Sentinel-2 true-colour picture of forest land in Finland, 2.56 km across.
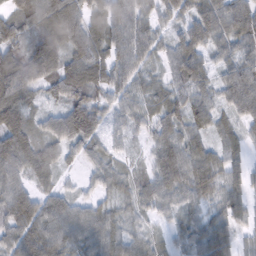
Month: February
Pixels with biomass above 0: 94%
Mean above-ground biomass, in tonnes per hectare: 68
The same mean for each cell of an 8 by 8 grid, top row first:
75 103 82 85 61 51 85 103
69 110 96 77 66 66 59 67
105 72 99 73 42 62 49 99
92 39 99 46 46 73 71 70
106 70 69 33 27 82 57 43
71 44 22 55 43 96 80 53
97 76 58 46 50 53 44 52
71 90 67 67 49 33 83 53
